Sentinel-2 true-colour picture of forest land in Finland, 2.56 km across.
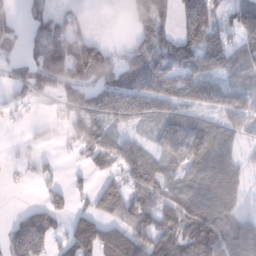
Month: February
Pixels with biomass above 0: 69%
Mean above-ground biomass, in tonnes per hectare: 75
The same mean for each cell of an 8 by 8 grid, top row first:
23 84 30 0 107 79 122 91
26 138 109 38 100 105 103 60
33 77 74 99 122 92 76 29
14 9 89 133 127 64 51 71
5 15 62 80 49 117 116 39
6 22 18 57 118 58 116 57
7 74 27 109 101 105 118 47
92 69 127 119 114 108 145 125
